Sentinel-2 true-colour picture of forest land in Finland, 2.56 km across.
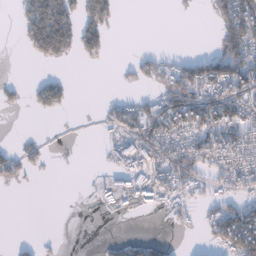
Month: January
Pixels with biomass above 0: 40%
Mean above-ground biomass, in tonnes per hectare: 41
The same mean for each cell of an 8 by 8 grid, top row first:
13 126 71 51 0 3 16 133
3 112 62 17 3 1 4 118
7 27 0 2 33 95 109 95
7 31 1 19 45 97 103 71
13 12 2 32 79 69 81 92
37 4 1 37 73 80 48 88
0 0 0 36 30 50 38 69
4 7 0 9 16 4 18 137
